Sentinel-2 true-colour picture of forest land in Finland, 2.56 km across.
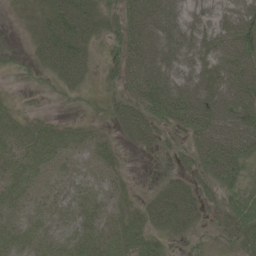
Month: June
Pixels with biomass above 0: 82%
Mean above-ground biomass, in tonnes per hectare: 45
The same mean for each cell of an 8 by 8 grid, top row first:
14 48 70 29 108 75 57 82
6 58 65 28 103 90 76 94
7 20 38 25 91 83 82 95
17 7 8 28 54 73 102 91
32 41 24 18 31 15 81 91
35 18 18 17 1 23 48 49
23 27 30 27 36 70 27 41
28 25 30 33 41 17 12 41
